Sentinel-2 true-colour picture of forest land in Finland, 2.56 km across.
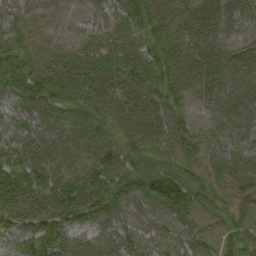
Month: September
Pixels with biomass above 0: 88%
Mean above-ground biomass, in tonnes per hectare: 42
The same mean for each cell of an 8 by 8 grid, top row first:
27 23 29 36 50 31 56 50
35 13 32 45 38 43 50 39
48 47 49 49 40 41 48 51
35 52 52 41 41 30 24 62
43 56 61 49 35 32 27 43
50 51 59 64 50 49 26 32
47 57 79 60 33 47 30 29
31 49 34 42 44 23 28 49
